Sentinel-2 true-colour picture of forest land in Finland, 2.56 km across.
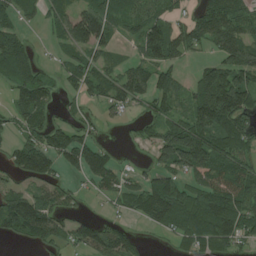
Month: July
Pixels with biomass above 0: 69%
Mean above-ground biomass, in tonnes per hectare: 71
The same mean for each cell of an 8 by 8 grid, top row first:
51 50 113 92 72 37 95 82
85 12 83 56 83 78 41 114
86 47 61 65 85 55 125 117
51 48 21 27 23 66 159 121
46 79 81 12 24 153 130 86
46 69 37 65 37 64 93 98
125 92 22 16 88 111 118 95
34 65 67 111 19 38 81 57
